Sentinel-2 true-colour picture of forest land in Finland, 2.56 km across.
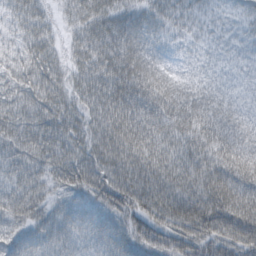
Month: March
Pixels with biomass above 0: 98%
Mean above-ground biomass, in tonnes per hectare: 65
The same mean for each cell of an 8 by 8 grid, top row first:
54 38 48 58 49 39 27 29
44 53 46 69 55 28 27 29
67 79 45 75 71 47 37 30
78 83 56 78 82 73 60 41
76 87 65 75 76 64 73 60
72 62 98 82 78 78 83 84
78 48 60 87 79 88 101 83
61 60 60 116 85 77 86 84
